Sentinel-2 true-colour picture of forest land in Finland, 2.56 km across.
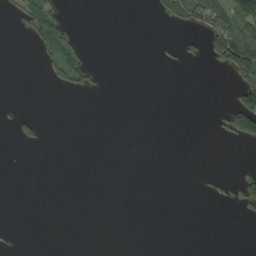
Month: September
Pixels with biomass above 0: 11%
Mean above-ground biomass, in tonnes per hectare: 12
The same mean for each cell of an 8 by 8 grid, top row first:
14 51 0 0 0 34 83 100
0 40 25 0 0 7 38 122
0 12 36 0 0 0 0 49
6 0 0 0 0 0 0 96
9 4 0 0 0 0 0 11
0 0 0 0 0 0 5 10
0 0 0 0 0 0 1 15
2 0 0 0 0 0 0 0
